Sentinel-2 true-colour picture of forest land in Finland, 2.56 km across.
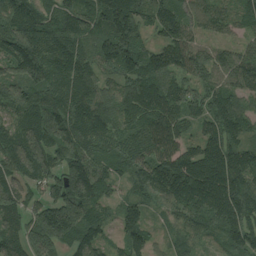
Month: August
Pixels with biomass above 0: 96%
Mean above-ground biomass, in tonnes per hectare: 144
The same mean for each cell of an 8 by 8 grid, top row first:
178 143 160 214 109 152 117 91
223 193 156 217 117 162 91 72
162 176 163 90 156 112 110 135
146 173 184 120 152 132 114 121
164 176 178 125 153 129 145 129
129 136 190 96 153 216 245 193
112 152 191 67 85 132 182 209
115 177 139 56 96 74 70 139
